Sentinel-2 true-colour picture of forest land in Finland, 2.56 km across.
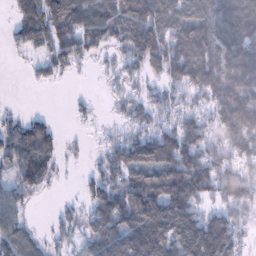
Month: January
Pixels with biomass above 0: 78%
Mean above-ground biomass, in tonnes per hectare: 88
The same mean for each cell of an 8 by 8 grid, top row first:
61 130 162 140 150 114 107 138
32 85 102 54 139 119 136 149
0 34 6 21 49 84 127 151
19 14 20 16 60 64 76 172
104 113 11 56 121 124 84 88
69 76 21 78 114 145 117 88
60 3 37 165 161 142 58 90
91 35 41 135 165 122 153 60
